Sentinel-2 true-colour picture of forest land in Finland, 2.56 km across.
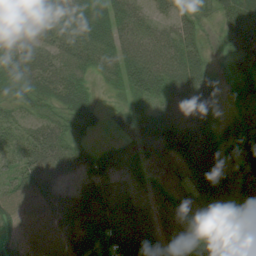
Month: August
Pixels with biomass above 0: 94%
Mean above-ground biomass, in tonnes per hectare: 60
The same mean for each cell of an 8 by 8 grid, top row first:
86 94 90 77 38 51 28 78
62 60 92 90 80 84 33 55
61 68 57 47 126 85 67 39
42 48 64 19 65 67 58 16
41 86 39 22 38 99 74 49
48 77 51 52 21 17 104 28
49 63 96 75 41 41 59 27
31 48 69 90 87 62 46 55
